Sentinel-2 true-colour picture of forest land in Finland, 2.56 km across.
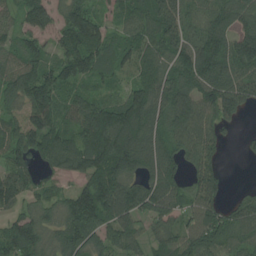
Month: July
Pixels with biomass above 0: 88%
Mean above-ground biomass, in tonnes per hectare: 115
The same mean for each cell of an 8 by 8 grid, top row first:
59 101 138 64 100 139 114 124
77 76 169 85 95 137 165 157
115 154 99 55 101 140 178 136
61 143 134 146 157 164 119 94
120 138 136 182 123 121 116 19
116 61 82 161 107 95 135 0
63 80 169 163 121 99 130 105
149 79 147 107 79 101 168 102
